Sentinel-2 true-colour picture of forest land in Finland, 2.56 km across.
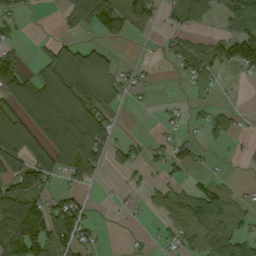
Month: September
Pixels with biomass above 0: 52%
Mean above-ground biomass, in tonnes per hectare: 55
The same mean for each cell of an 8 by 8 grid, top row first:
27 1 64 96 69 64 63 132
30 37 58 27 1 41 53 119
102 74 86 52 18 14 57 13
56 80 83 32 3 16 26 14
114 66 110 73 27 52 17 11
69 66 90 13 21 25 19 4
174 91 54 4 17 91 105 29
178 128 82 1 7 40 83 71
